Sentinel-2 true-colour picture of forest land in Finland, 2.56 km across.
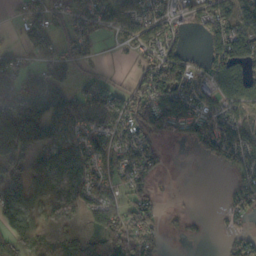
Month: October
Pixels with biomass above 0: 66%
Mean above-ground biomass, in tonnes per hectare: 59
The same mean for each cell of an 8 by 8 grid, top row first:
14 58 65 73 69 33 59 63
30 69 61 8 39 48 59 93
69 73 36 37 65 119 51 104
136 97 51 77 94 85 54 49
143 75 53 69 68 18 51 64
94 65 64 52 49 3 0 44
104 37 34 63 70 6 0 47
71 40 66 109 83 6 7 58
